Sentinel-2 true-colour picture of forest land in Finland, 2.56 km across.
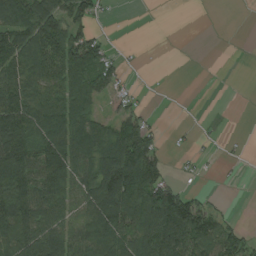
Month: August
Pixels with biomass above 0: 59%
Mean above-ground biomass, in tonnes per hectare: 71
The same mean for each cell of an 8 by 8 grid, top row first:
158 135 79 5 0 0 0 0
126 141 143 21 2 0 0 0
104 87 89 73 1 0 0 0
128 117 81 45 28 0 0 0
130 121 105 123 117 5 4 2
149 117 98 198 161 15 4 2
133 97 64 141 139 171 55 1
103 119 83 117 111 132 96 77
